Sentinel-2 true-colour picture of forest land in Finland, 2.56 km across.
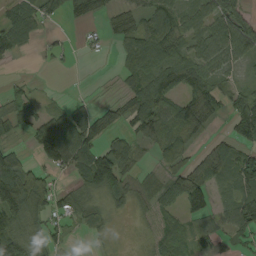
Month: August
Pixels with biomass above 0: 69%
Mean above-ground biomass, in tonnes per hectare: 61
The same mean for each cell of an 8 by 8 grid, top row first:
65 49 49 60 60 58 76 72
50 18 12 16 82 68 92 100
15 1 0 4 89 83 77 29
66 42 58 67 115 84 87 109
24 140 131 61 42 68 37 73
159 47 66 127 27 65 95 103
128 59 53 30 24 49 69 116
94 43 5 10 8 57 39 31
